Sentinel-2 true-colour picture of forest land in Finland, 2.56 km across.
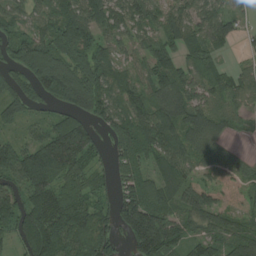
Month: August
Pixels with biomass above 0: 84%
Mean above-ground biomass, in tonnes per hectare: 93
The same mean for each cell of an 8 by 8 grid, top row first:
58 69 122 102 95 85 94 53
75 109 116 74 70 86 89 18
42 149 118 100 74 122 87 67
65 30 82 101 106 124 104 53
48 135 165 48 104 107 88 12
108 174 95 50 76 74 63 82
98 142 124 74 174 74 104 78
62 165 119 78 200 114 90 120
